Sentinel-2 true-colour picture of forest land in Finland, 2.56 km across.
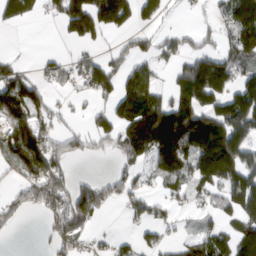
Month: March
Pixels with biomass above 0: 56%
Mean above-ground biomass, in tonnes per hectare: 91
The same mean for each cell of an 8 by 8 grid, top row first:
83 39 157 143 79 7 16 150
1 3 34 30 53 68 53 136
96 52 81 111 121 80 212 108
137 79 22 85 168 173 139 175
181 113 52 61 149 195 235 137
67 178 21 49 47 117 147 144
66 104 153 40 71 41 39 119
3 41 77 25 33 28 92 117
